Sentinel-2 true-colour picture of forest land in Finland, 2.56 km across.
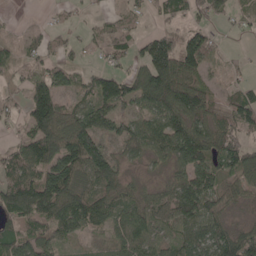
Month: May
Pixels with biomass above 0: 74%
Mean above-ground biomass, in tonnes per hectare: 68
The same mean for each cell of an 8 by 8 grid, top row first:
2 4 10 17 23 42 39 22
25 32 21 47 65 104 81 4
17 74 44 85 91 149 35 17
17 127 70 78 63 117 90 93
34 141 134 42 82 112 96 66
97 123 98 88 19 59 97 65
144 119 121 78 72 102 79 30
89 66 30 42 84 55 96 90
